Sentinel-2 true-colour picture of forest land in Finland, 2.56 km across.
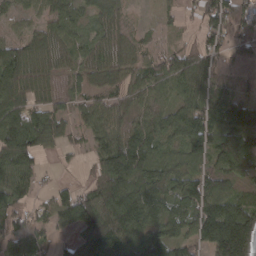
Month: March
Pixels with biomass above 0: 84%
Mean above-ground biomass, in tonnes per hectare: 78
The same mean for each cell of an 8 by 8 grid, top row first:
28 49 50 46 3 23 83 117
64 65 51 52 32 30 83 76
97 45 44 54 77 88 87 51
97 73 40 70 61 69 121 109
134 58 22 94 111 51 71 109
94 9 12 126 138 97 85 96
63 44 130 111 124 86 115 117
66 37 131 158 93 75 112 199
